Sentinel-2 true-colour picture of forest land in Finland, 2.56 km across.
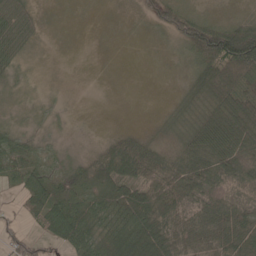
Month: May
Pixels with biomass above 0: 71%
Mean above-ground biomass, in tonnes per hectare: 41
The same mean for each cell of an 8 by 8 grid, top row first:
45 2 0 1 24 60 17 14
40 2 0 0 1 17 128 155
15 2 0 0 0 3 69 81
8 7 2 0 0 11 40 97
33 9 6 42 37 16 89 81
35 35 43 75 79 77 74 47
17 73 55 60 85 60 46 59
49 36 65 70 103 57 61 74
